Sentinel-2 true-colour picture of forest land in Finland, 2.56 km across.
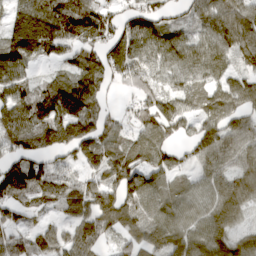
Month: March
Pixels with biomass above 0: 85%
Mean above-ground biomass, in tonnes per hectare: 86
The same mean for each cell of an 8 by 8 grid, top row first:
61 120 108 78 94 38 78 105
97 97 90 96 85 95 83 90
88 38 108 70 56 70 77 59
108 121 139 40 74 79 79 85
76 89 149 77 93 69 116 95
141 95 53 86 100 68 71 88
83 54 99 116 92 65 78 78
88 72 109 35 88 84 99 70
